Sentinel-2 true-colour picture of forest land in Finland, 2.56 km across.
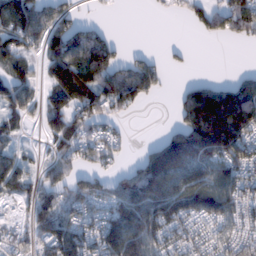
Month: February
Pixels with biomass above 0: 67%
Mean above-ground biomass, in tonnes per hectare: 85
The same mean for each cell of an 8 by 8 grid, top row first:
120 65 31 3 2 16 81 106
89 107 128 76 8 14 0 7
88 63 158 120 105 3 26 50
75 108 100 70 9 53 259 220
34 40 70 66 15 139 218 126
90 63 62 51 143 138 106 89
34 100 90 100 144 140 147 95
52 112 107 103 129 71 90 92
